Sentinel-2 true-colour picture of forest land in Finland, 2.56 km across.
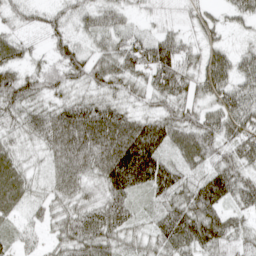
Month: April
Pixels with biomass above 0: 90%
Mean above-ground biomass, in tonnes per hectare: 58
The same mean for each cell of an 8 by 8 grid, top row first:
30 32 40 41 16 17 27 39
47 31 43 56 73 72 42 21
62 57 49 66 44 84 70 52
48 52 78 70 37 63 54 78
31 62 114 129 133 60 73 79
62 34 68 111 121 70 63 57
42 38 54 72 20 69 89 45
27 27 76 57 41 86 86 36
